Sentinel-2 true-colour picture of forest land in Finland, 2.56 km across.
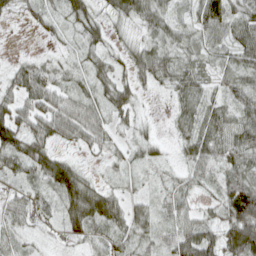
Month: April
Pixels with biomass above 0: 87%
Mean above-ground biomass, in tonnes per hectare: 43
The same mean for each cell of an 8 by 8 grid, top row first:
24 32 52 35 52 30 86 49
2 8 31 25 41 44 46 56
43 56 28 45 36 50 37 46
62 64 65 41 10 30 52 47
68 53 32 28 31 23 66 63
33 65 50 15 16 24 36 59
39 27 86 61 28 38 22 108
21 9 28 36 36 57 56 100
